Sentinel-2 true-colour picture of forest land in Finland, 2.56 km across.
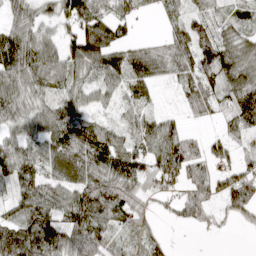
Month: April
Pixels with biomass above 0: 83%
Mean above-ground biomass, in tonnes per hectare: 70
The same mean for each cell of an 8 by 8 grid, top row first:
49 38 92 66 14 36 47 41
118 76 118 117 51 87 110 89
91 88 56 66 88 52 82 100
77 73 56 25 45 20 45 92
63 74 98 73 60 102 43 28
85 58 80 106 78 82 69 64
61 103 127 88 41 44 67 76
129 121 105 50 64 5 4 0
